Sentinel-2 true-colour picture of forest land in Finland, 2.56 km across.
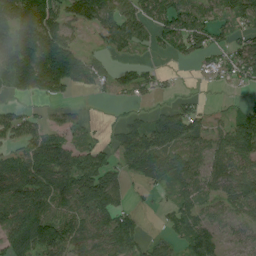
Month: August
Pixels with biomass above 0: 71%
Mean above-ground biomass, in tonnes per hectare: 70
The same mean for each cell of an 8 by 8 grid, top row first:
140 122 74 84 69 92 52 67
159 169 51 41 26 64 68 56
104 150 91 51 50 6 13 41
29 22 17 4 17 60 24 47
41 77 44 39 104 91 67 104
93 94 123 79 52 72 68 100
97 88 100 107 11 50 51 69
103 127 57 87 53 39 74 26
